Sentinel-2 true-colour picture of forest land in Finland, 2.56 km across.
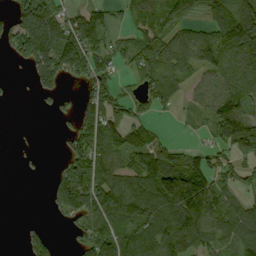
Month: September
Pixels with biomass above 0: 66%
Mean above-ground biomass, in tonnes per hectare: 84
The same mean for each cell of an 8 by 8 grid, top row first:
88 117 84 49 67 107 68 137
80 132 170 65 94 77 114 147
4 99 65 76 62 64 55 91
0 14 85 94 44 25 65 119
1 0 124 117 105 44 46 137
1 16 161 109 127 191 111 70
0 17 132 157 124 146 126 84
3 54 52 116 103 160 78 96
